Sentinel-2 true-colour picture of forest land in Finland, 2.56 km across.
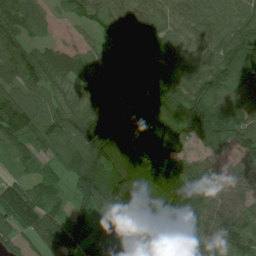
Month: July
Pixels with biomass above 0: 93%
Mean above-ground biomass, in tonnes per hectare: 91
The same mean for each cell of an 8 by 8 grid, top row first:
100 39 58 74 74 65 79 79
86 54 46 76 88 70 67 102
87 79 72 75 105 92 111 89
118 81 70 105 91 112 105 88
65 80 115 172 137 128 71 80
37 51 127 124 102 125 108 68
167 102 91 110 135 114 101 79
75 83 106 92 82 81 103 102
